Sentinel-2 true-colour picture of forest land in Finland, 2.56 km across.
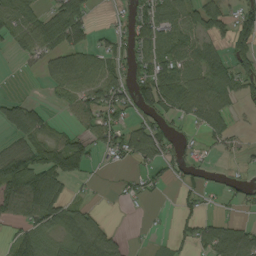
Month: August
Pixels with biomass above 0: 58%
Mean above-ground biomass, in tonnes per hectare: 50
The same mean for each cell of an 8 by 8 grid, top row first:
65 56 77 12 60 56 91 57
39 65 66 41 53 75 55 71
1 36 83 62 67 88 88 62
74 27 61 67 42 46 95 15
45 54 56 56 97 27 19 14
111 98 43 3 30 26 16 12
69 91 38 2 5 18 10 19
46 49 71 54 3 25 70 100
